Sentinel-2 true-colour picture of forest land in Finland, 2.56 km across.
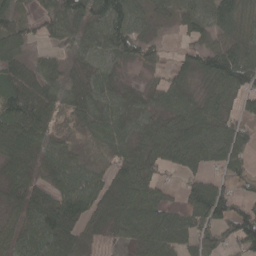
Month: April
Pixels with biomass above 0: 80%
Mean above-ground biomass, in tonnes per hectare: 62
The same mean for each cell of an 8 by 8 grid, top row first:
42 60 79 92 46 41 58 78
51 20 42 59 48 12 51 77
80 54 41 43 21 53 63 86
113 69 60 58 50 82 77 40
105 52 16 47 68 94 73 59
68 54 54 70 88 21 45 43
52 97 81 88 68 47 150 74
53 93 61 13 55 59 53 87
